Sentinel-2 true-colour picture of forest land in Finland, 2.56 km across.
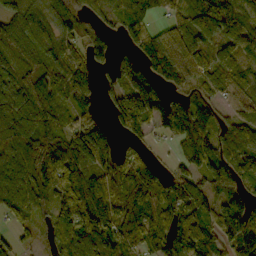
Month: October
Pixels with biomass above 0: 85%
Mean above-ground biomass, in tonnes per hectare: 101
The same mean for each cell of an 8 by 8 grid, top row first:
109 93 83 59 82 68 176 106
112 119 89 56 113 174 95 92
91 117 109 69 88 89 75 55
127 112 77 72 147 144 92 44
125 112 178 107 53 54 103 104
102 146 114 125 144 78 79 80
74 60 138 156 115 103 82 128
45 37 128 112 84 114 98 151
